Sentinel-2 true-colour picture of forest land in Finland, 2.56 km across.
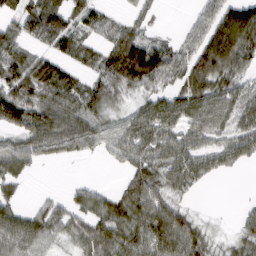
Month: March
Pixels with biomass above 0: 75%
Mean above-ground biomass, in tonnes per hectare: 58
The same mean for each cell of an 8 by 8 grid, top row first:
55 97 57 28 32 0 57 136
65 39 57 64 109 49 104 116
91 97 49 77 94 52 92 48
96 83 85 36 54 72 75 69
43 69 59 50 64 59 42 65
50 0 3 1 66 66 42 4
49 44 47 65 70 55 1 11
83 51 47 71 64 88 38 38
